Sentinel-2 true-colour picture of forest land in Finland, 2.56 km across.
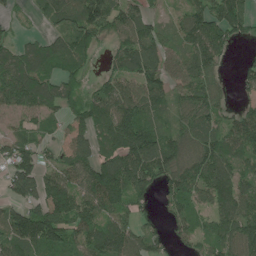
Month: June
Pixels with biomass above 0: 81%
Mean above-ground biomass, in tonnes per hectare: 90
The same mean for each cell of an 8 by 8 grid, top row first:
30 62 122 106 79 34 119 106
72 91 87 53 130 53 118 15
148 100 68 81 120 71 87 45
76 68 100 135 100 63 87 53
83 39 81 110 140 91 88 90
131 77 99 153 118 101 116 91
68 131 112 106 46 56 70 119
115 134 88 142 85 43 56 101
